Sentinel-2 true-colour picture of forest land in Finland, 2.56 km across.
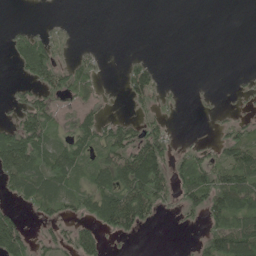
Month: May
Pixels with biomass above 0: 47%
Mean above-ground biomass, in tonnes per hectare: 45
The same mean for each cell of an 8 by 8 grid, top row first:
0 1 0 0 0 0 0 0
39 59 9 0 0 0 0 0
14 68 71 2 75 2 1 4
32 72 35 8 28 8 5 13
118 71 62 87 104 24 22 85
86 96 50 88 159 67 95 104
28 50 47 126 109 29 90 110
93 35 81 15 4 1 67 155
